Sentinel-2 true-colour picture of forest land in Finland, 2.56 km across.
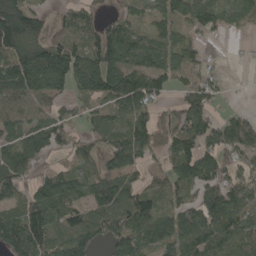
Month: May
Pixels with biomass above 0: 78%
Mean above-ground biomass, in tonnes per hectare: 107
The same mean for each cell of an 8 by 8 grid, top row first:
228 56 84 55 46 90 110 51
192 150 100 200 114 96 25 6
210 214 171 207 160 72 67 1
104 77 47 91 98 80 86 49
103 117 53 100 103 113 95 159
109 75 86 96 57 96 113 99
78 165 86 125 130 92 160 111
152 133 115 112 107 130 136 99
